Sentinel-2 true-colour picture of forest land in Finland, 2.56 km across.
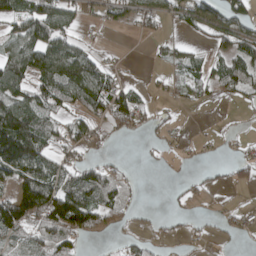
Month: April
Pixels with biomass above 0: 54%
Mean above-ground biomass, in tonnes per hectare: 50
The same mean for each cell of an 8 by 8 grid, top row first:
71 111 33 41 59 34 80 64
77 101 47 3 2 32 21 68
95 99 134 43 7 32 52 86
122 59 54 88 33 6 1 7
193 54 47 7 7 11 8 17
86 82 58 47 1 3 12 23
155 140 138 87 9 7 5 13
54 69 44 16 27 16 12 9
